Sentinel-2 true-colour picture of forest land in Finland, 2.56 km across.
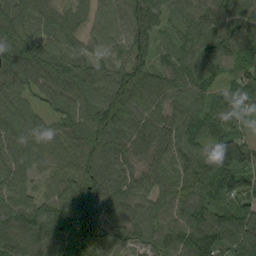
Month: September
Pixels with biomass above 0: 98%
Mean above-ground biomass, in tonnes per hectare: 86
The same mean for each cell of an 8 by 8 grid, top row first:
78 67 52 70 92 50 76 99
85 66 53 54 62 64 98 107
92 80 96 87 74 87 63 97
85 54 86 108 85 81 100 93
93 86 98 98 88 93 109 131
79 51 83 79 70 93 109 115
100 79 104 72 74 84 99 100
102 112 99 80 67 84 128 135
